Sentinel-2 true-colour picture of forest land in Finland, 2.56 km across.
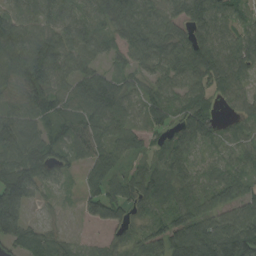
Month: August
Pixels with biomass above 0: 88%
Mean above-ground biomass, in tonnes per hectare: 68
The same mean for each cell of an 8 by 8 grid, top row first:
69 57 53 80 82 68 105 58
92 97 63 36 87 80 92 78
78 109 82 70 40 57 71 60
66 64 74 87 41 49 64 40
104 67 57 66 37 70 37 40
120 67 30 76 66 78 26 49
115 9 30 85 48 66 66 90
69 55 23 33 67 105 125 133
